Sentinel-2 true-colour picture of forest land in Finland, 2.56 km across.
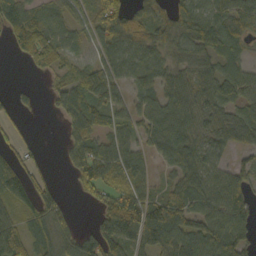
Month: September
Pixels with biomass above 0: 77%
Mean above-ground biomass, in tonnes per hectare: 67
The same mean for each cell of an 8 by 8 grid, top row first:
106 54 43 102 57 62 71 76
43 75 26 72 76 66 74 42
2 16 72 78 51 75 75 72
29 10 92 68 64 91 73 61
42 5 69 77 51 93 67 60
83 29 83 74 46 48 65 58
52 78 9 105 116 104 79 86
75 60 82 97 97 107 119 77
